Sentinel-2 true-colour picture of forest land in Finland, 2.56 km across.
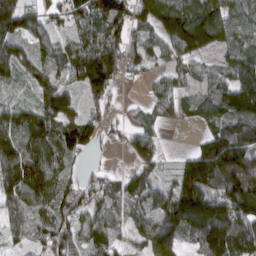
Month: March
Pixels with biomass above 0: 86%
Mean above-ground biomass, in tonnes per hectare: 104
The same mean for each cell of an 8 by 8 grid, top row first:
164 72 105 164 91 158 124 75
103 74 102 128 101 114 110 73
64 88 79 94 34 55 67 127
93 130 64 39 40 50 74 147
132 144 124 19 62 0 100 151
143 133 46 34 62 95 204 219
89 98 93 86 97 194 213 202
44 108 90 84 85 135 182 189
